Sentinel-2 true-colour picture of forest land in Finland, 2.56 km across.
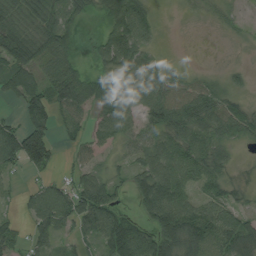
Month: August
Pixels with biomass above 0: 78%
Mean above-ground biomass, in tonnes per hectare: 58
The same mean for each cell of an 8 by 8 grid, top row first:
59 70 39 66 57 2 12 14
107 67 13 78 46 0 1 5
70 58 64 60 78 44 30 18
17 87 52 81 64 98 76 54
116 86 37 35 62 75 72 30
18 29 48 36 80 87 69 14
15 91 85 63 69 118 63 45
44 48 30 108 104 136 106 101
